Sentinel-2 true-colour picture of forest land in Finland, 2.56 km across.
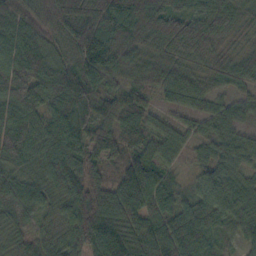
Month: October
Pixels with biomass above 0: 97%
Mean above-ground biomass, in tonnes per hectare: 73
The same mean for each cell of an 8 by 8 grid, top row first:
90 97 152 110 112 96 79 58
96 81 120 99 64 60 70 38
138 110 120 57 62 71 51 60
94 73 100 71 64 40 45 42
117 65 79 70 62 57 46 55
65 56 62 33 85 28 63 61
41 42 94 65 73 64 69 70
38 49 91 87 66 84 61 45
